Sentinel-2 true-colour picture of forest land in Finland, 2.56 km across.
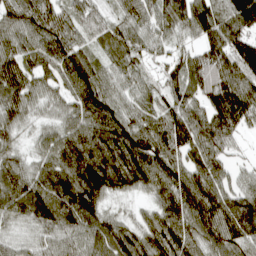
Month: April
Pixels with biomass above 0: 95%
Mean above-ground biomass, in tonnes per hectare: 97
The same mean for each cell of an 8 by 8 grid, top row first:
93 86 85 57 80 124 132 125
94 105 84 84 75 53 83 105
115 69 137 71 51 91 115 126
93 48 101 109 73 115 118 152
54 71 133 146 126 111 115 37
98 99 145 139 119 103 105 42
105 125 125 34 34 106 114 125
52 67 75 111 93 114 96 114
